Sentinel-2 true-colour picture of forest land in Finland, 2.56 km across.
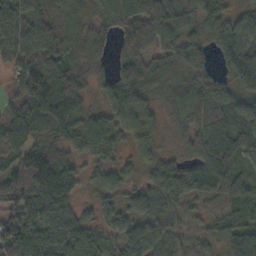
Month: October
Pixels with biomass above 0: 92%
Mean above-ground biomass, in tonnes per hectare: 89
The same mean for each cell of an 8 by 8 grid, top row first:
90 68 56 99 161 143 122 52
148 114 80 59 89 118 84 133
84 138 73 80 89 88 103 99
87 120 98 80 86 76 120 102
76 70 78 69 68 34 139 98
88 152 54 61 42 96 109 50
96 130 44 52 77 79 36 49
157 107 89 52 112 71 53 96
